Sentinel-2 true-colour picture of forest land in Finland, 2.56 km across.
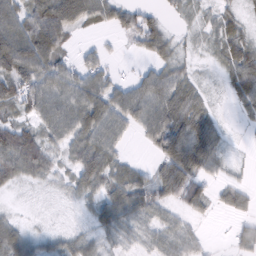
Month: February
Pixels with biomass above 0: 78%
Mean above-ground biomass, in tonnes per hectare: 47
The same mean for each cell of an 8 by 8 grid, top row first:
72 101 75 40 28 17 22 29
110 96 17 8 38 31 20 53
90 78 71 39 50 56 8 67
42 66 78 76 75 81 32 18
94 49 58 51 20 88 71 3
49 31 60 56 33 80 34 9
6 4 14 72 55 33 26 33
54 29 35 29 32 46 12 34
